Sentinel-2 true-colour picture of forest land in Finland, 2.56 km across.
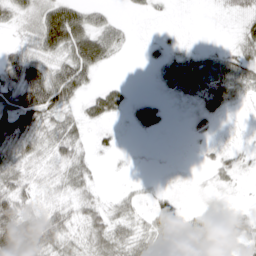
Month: April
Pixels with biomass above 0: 65%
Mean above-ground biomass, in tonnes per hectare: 30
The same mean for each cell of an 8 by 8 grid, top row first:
28 61 55 16 5 1 1 23
21 54 82 43 4 10 10 28
48 68 55 7 0 39 53 54
73 58 23 36 37 1 28 4
50 37 29 11 1 0 7 7
42 25 34 2 3 2 9 14
57 29 28 21 21 31 13 8
101 61 26 46 37 48 45 36
